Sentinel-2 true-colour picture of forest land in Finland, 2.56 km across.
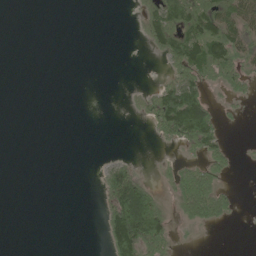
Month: June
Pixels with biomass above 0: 30%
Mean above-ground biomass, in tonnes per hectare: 27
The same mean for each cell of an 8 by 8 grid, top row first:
0 0 0 0 41 74 93 61
0 0 0 0 13 81 101 54
0 0 0 0 0 54 53 44
0 0 0 0 27 134 74 7
0 0 0 0 2 34 73 2
0 0 0 58 24 46 61 3
0 0 0 69 125 25 85 10
0 0 0 66 120 18 0 0
